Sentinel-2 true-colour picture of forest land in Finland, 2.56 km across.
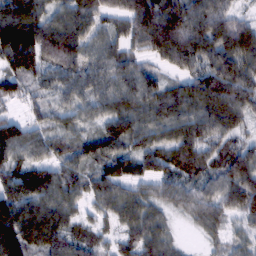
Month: February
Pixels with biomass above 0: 93%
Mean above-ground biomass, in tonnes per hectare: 82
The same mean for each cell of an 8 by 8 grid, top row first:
125 71 79 56 122 137 132 60
142 39 53 63 68 150 120 127
79 52 65 86 87 46 131 134
21 55 54 77 83 94 109 112
105 68 61 79 75 99 90 57
80 92 62 90 64 71 69 127
103 92 49 69 74 44 86 87
137 102 58 39 82 30 25 39
